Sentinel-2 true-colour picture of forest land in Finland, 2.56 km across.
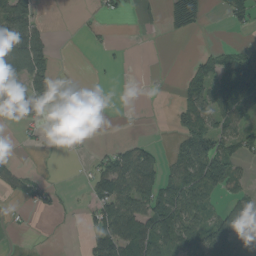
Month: August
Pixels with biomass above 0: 43%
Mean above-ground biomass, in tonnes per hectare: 42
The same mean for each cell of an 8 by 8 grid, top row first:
129 4 3 19 17 50 10 35
116 36 1 7 0 0 11 31
65 50 0 1 3 9 79 132
65 21 5 0 0 29 76 81
4 13 13 13 33 31 88 50
34 4 4 92 94 64 101 29
20 33 13 98 78 99 41 50
1 13 12 104 104 94 92 76
